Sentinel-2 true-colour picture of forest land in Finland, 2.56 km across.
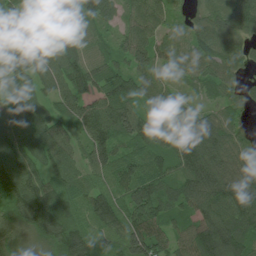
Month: July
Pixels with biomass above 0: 95%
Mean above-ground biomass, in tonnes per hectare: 88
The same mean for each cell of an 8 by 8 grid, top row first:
63 97 75 59 86 36 67 97
71 102 79 62 85 67 97 70
100 94 113 106 73 40 67 46
108 74 78 114 70 85 61 41
98 90 58 92 85 99 134 80
114 73 64 82 112 94 141 113
92 127 69 109 121 75 110 126
77 102 91 71 136 76 151 109
